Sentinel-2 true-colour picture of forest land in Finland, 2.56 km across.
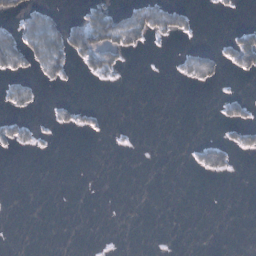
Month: January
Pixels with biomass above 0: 16%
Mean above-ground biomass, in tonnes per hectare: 13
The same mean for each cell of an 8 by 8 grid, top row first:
34 41 22 57 61 40 1 2
61 76 64 53 14 4 13 59
23 19 5 11 0 7 25 5
14 5 19 1 0 0 0 22
25 2 0 2 0 0 25 23
0 0 0 0 0 0 12 1
0 0 0 0 0 0 0 0
0 0 0 0 0 0 0 0
